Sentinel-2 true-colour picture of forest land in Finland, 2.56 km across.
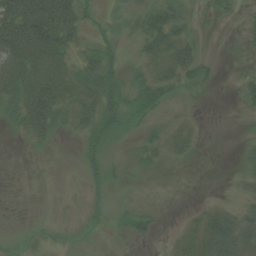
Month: August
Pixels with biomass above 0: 44%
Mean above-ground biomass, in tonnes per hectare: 22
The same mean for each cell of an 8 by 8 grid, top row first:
76 94 38 10 32 34 6 7
70 73 24 22 26 49 2 4
58 64 40 40 27 32 19 10
39 74 39 46 32 4 0 4
2 13 15 22 21 25 0 6
0 0 7 16 5 0 0 8
0 0 0 7 10 0 9 16
1 2 1 3 12 9 44 37
